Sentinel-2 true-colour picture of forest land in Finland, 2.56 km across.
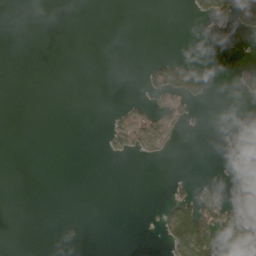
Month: April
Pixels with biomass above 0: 14%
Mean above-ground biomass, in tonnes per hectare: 15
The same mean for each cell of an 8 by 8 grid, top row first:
0 0 0 0 0 0 25 60
0 0 0 0 0 0 0 1
0 0 0 0 17 56 17 11
0 0 0 5 24 31 1 3
0 0 0 14 27 9 0 67
0 0 0 0 0 5 2 21
0 0 0 0 0 65 74 96
0 0 0 0 0 79 111 114
